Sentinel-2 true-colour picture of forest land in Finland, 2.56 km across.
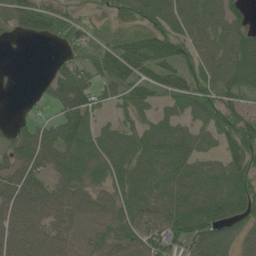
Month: June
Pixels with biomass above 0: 82%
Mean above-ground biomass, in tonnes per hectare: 73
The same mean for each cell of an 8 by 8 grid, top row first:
70 68 29 32 67 83 84 47
2 5 50 57 101 79 61 88
2 39 92 93 86 84 76 93
4 17 114 35 53 56 90 58
75 98 110 99 92 110 47 100
88 62 86 77 94 91 93 95
90 88 81 76 74 97 101 84
82 80 72 81 75 70 95 61
